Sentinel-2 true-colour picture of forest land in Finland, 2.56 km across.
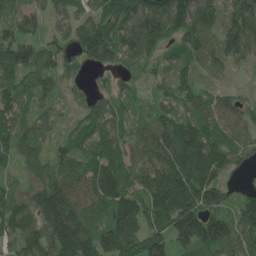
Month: June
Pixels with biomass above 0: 93%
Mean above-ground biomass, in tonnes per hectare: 115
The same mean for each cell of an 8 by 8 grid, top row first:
72 74 86 145 174 201 143 174
156 96 123 161 142 95 106 144
93 85 42 43 54 97 55 12
89 55 60 102 54 130 107 91
117 59 99 106 110 180 154 84
43 104 103 157 122 175 141 34
118 186 128 144 144 181 144 102
112 151 195 164 150 123 163 118
